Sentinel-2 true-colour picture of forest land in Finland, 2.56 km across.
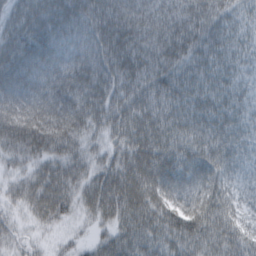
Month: March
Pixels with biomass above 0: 96%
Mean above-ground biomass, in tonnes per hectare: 61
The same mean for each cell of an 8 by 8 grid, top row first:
44 69 83 92 80 78 64 38
61 82 72 85 79 74 58 42
72 77 77 62 65 69 61 40
69 71 66 64 64 66 63 48
54 60 43 40 71 71 66 50
27 55 46 61 87 75 68 40
24 64 36 65 79 70 74 41
23 14 18 57 72 66 63 67
